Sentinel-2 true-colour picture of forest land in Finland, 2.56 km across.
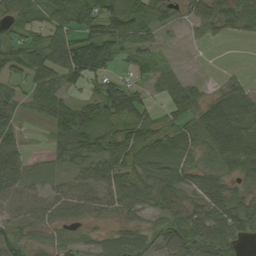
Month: September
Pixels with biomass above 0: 80%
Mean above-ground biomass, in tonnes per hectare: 60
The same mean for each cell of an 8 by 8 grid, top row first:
59 61 92 97 72 31 70 83
74 109 108 110 60 6 10 0
54 91 79 67 31 42 11 23
50 75 91 78 64 63 81 118
43 23 76 79 67 53 66 102
65 19 42 75 69 66 47 53
60 64 58 51 42 58 68 65
54 22 25 44 40 55 78 31
